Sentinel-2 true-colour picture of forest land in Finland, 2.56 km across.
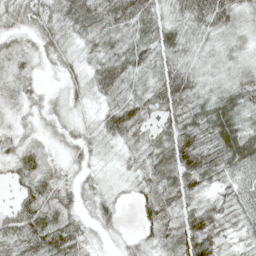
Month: April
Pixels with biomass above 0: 93%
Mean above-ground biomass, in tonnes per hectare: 40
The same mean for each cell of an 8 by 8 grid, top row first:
38 42 67 57 58 36 64 41
25 36 23 34 47 52 29 32
31 8 30 65 30 72 33 44
22 23 17 44 44 53 64 61
24 15 33 24 31 72 58 77
32 34 21 12 34 62 50 46
34 39 25 32 33 46 44 41
49 67 38 15 24 55 59 22
